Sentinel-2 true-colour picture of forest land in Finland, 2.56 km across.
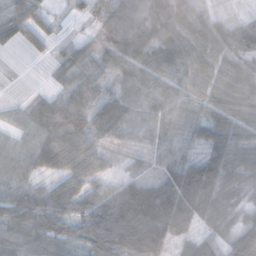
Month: November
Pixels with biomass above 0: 88%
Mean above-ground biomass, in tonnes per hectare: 61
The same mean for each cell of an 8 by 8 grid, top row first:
57 33 21 68 92 86 45 21
17 19 38 68 80 67 57 46
0 9 59 44 64 60 61 59
24 75 82 66 50 71 53 62
44 82 80 36 32 77 50 64
76 41 70 33 47 96 91 61
81 81 60 89 135 123 64 38
69 72 58 99 149 69 41 63
